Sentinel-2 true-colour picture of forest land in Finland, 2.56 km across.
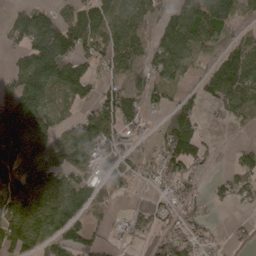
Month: April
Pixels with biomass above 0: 70%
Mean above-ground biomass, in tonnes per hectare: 82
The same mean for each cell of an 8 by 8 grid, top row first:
73 85 119 101 81 84 142 48
56 203 106 115 71 137 46 79
78 159 124 56 56 46 67 119
183 75 44 119 64 65 13 85
191 107 110 72 24 144 28 22
147 113 75 88 35 78 20 78
140 110 71 35 37 55 27 23
127 72 79 25 42 75 39 24
